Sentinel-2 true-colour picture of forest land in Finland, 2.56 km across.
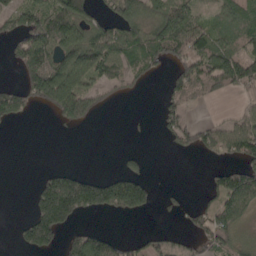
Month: April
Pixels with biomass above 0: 50%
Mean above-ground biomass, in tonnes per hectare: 67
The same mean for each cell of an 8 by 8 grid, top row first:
80 98 102 65 80 133 41 74
64 125 129 115 85 115 104 73
28 168 117 65 28 66 103 112
86 39 105 9 2 59 4 34
0 0 0 0 1 33 67 120
0 58 77 57 54 0 27 129
0 180 142 102 76 24 65 120
19 108 90 57 36 32 68 57
